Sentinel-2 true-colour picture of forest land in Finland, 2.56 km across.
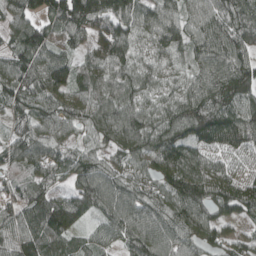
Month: April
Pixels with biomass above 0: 95%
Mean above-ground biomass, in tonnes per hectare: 94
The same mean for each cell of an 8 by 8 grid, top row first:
93 104 164 146 88 83 104 97
78 98 58 141 55 84 117 103
109 122 86 85 77 47 116 126
72 85 86 95 84 87 121 105
78 89 49 83 96 128 103 108
62 77 102 85 74 133 110 64
87 120 80 108 101 112 104 111
110 112 48 58 108 85 76 48
